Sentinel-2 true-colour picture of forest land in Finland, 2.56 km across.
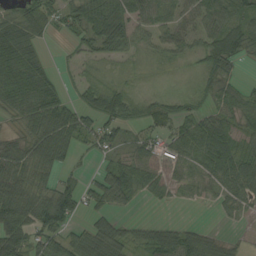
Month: August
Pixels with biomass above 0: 75%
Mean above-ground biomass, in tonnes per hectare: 46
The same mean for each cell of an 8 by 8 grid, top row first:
43 51 70 99 45 39 58 57
82 11 25 62 24 36 62 67
73 43 24 17 6 5 33 20
38 73 58 70 39 40 34 49
50 77 35 33 38 45 78 46
65 38 18 62 64 33 42 67
78 97 50 34 5 7 6 30
73 55 49 65 42 63 44 11
